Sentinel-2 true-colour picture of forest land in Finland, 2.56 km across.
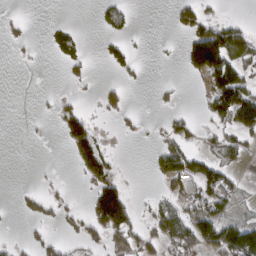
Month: March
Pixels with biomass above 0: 33%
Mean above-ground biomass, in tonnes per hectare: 34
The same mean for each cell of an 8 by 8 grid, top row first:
6 0 0 43 0 39 28 6
10 19 37 37 2 3 170 95
0 0 21 11 7 3 66 87
0 3 30 27 3 18 38 133
0 2 76 9 4 48 12 41
0 4 21 45 1 80 56 10
7 28 11 182 10 53 54 18
6 26 27 49 47 63 91 158
